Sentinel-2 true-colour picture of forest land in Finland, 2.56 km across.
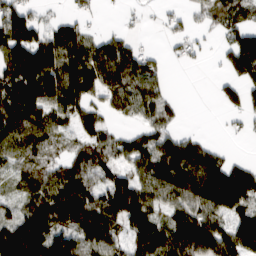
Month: March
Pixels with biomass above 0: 73%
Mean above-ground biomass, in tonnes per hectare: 87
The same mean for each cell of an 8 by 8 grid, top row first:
117 26 35 1 16 32 51 72
143 128 108 110 43 31 11 126
132 142 131 111 124 1 3 73
140 116 95 48 72 31 0 40
90 66 58 70 88 104 48 4
59 72 92 68 101 149 156 123
58 135 142 127 116 76 114 117
161 169 101 84 121 127 155 124
